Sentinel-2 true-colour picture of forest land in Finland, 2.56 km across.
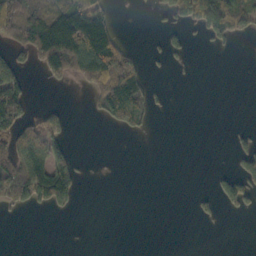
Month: October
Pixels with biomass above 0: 28%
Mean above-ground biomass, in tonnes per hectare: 39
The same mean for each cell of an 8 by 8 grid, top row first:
88 112 123 34 1 64 153 102
40 125 185 97 8 26 13 2
42 34 51 144 60 3 0 0
94 28 0 84 72 0 0 0
96 87 1 0 0 0 0 15
116 171 30 0 0 0 5 58
29 34 8 0 0 0 13 35
0 0 0 0 0 0 0 0
